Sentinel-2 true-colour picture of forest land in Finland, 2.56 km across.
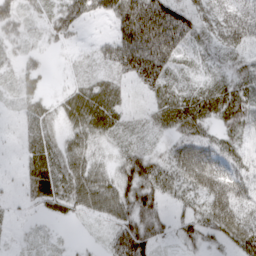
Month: March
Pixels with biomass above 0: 82%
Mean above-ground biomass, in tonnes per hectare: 41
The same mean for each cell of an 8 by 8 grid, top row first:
46 33 47 60 127 84 66 48
25 14 12 48 109 62 26 49
28 10 22 30 56 23 19 38
13 22 60 47 14 45 43 65
7 35 39 19 21 39 41 25
9 56 50 36 91 54 83 40
8 28 35 51 65 21 60 46
7 16 6 41 72 23 28 51
